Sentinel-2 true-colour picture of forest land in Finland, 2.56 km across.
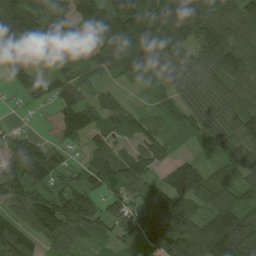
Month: August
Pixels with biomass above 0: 88%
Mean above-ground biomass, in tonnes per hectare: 94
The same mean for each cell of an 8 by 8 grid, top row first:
188 108 111 158 181 153 120 106
113 107 61 108 138 88 107 98
70 80 58 39 47 62 83 91
9 18 108 81 45 51 66 95
93 49 46 79 93 26 30 79
158 118 59 111 105 112 92 78
72 145 143 68 99 109 82 100
108 65 59 59 95 156 168 194
